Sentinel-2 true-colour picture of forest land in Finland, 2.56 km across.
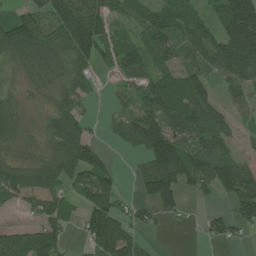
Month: July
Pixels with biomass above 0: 72%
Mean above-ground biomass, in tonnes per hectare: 90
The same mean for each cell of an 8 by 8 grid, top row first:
43 112 163 76 74 84 65 265
105 96 134 85 97 80 113 249
22 62 47 17 86 81 76 138
55 47 74 23 102 150 147 47
65 74 136 16 118 129 136 46
111 129 115 72 74 161 131 169
36 98 56 91 46 62 25 112
134 139 28 124 26 0 36 26
